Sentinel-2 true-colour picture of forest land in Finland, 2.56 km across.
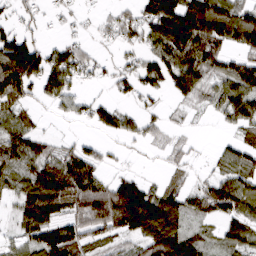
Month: March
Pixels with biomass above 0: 68%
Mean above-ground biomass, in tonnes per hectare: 63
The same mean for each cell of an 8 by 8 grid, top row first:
25 13 13 26 62 132 118 89
112 47 40 13 44 117 112 68
138 86 39 31 63 75 55 111
53 12 32 62 30 7 20 93
84 45 35 15 25 16 3 45
50 97 140 32 19 24 23 68
51 137 95 137 147 78 76 89
35 121 90 54 81 117 35 64
